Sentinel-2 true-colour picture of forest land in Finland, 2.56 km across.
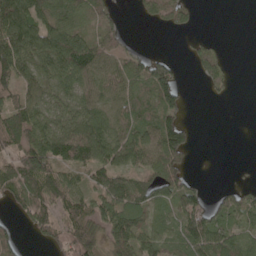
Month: May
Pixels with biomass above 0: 67%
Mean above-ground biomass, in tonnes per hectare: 65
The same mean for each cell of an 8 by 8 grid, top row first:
146 92 69 35 23 43 0 0
119 93 91 55 9 2 30 0
81 77 80 81 93 67 46 0
86 87 88 84 66 73 0 0
75 105 146 99 90 112 0 0
97 106 50 92 61 78 3 2
43 86 71 94 76 71 64 78
46 45 97 92 78 77 120 68
